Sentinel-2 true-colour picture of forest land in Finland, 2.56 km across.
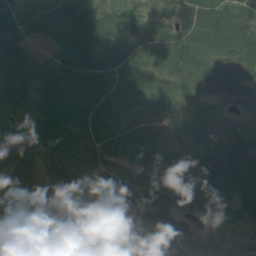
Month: August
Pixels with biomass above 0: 95%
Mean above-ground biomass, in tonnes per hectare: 73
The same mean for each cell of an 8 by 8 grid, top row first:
68 68 79 63 74 48 82 57
117 103 84 59 67 83 75 87
99 84 94 83 73 65 85 69
56 94 100 86 85 62 35 28
85 84 92 100 92 95 72 53
72 57 72 69 75 77 86 91
79 78 16 57 62 71 67 58
75 110 88 41 48 80 33 23
